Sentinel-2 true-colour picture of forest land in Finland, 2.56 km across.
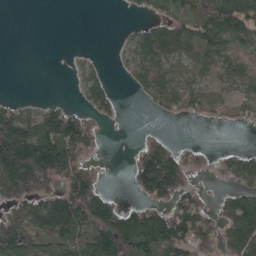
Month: April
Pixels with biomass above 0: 57%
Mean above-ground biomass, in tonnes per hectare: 73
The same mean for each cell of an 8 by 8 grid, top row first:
0 0 0 0 34 80 106 135
0 0 3 5 82 82 108 60
0 0 26 19 68 69 50 51
63 61 54 40 10 50 54 42
211 175 113 0 49 43 9 7
198 163 128 2 134 121 19 117
81 143 152 100 93 112 57 142
124 73 86 144 159 145 82 153
